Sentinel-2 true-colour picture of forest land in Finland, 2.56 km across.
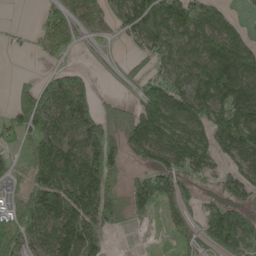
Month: May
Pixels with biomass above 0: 74%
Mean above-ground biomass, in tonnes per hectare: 112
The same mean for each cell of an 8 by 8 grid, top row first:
0 52 55 70 203 182 125 31
11 65 34 6 80 117 121 123
19 94 109 3 62 116 186 206
120 204 203 61 125 146 162 192
54 207 156 146 152 141 120 179
65 179 265 141 100 111 63 110
88 185 184 146 78 59 61 102
153 142 226 19 3 34 72 170
